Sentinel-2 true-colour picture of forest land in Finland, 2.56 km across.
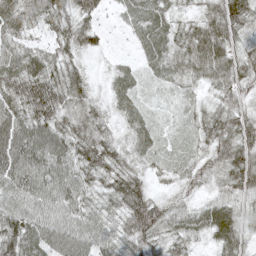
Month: May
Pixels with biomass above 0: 94%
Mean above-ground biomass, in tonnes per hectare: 51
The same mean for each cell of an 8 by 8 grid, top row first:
72 67 60 12 57 31 56 91
49 38 52 6 38 52 85 50
79 81 48 25 22 33 46 53
68 88 54 24 25 12 36 48
94 81 64 44 31 15 40 65
81 74 54 54 31 20 28 69
59 59 51 33 76 30 47 36
77 71 69 42 61 43 35 53
